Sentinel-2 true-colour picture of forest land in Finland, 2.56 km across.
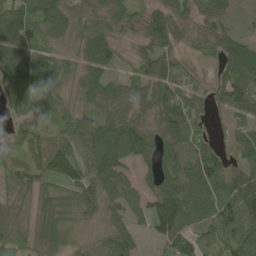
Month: June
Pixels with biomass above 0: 88%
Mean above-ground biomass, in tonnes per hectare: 70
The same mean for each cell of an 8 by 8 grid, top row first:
95 101 68 85 64 64 71 24
93 57 65 62 40 44 51 89
79 93 68 54 72 71 25 94
39 39 72 71 51 107 35 57
39 71 90 117 76 69 54 63
54 76 96 90 36 77 102 65
41 76 84 48 68 149 85 143
71 68 40 74 19 91 51 84
